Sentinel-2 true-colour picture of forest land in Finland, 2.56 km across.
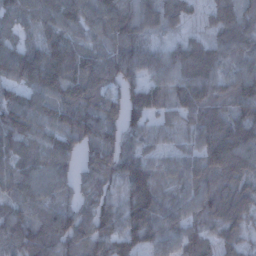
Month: December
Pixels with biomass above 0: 95%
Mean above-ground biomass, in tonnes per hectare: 83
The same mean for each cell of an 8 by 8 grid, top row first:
62 81 97 100 87 61 43 74
84 99 85 68 71 64 71 75
91 124 110 84 91 92 97 94
99 87 107 63 100 61 86 72
89 74 72 84 58 38 112 126
89 84 50 63 106 66 95 100
76 66 58 69 118 72 81 91
127 95 105 90 89 77 60 57
